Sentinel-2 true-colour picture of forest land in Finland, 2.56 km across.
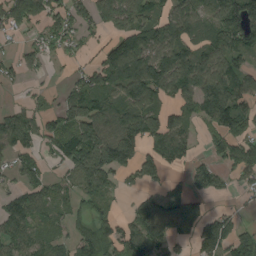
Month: August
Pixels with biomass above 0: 70%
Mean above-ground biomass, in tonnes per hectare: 91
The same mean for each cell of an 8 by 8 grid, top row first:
108 88 79 112 112 111 122 210
28 56 39 94 129 124 128 119
31 15 69 103 154 159 180 123
52 58 140 98 126 73 135 100
84 61 201 204 127 93 43 109
50 43 115 79 61 27 84 61
85 69 41 29 59 78 35 24
92 56 85 90 105 53 132 95
